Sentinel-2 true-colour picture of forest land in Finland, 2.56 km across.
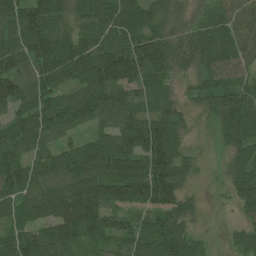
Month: July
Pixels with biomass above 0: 91%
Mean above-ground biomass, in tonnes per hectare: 87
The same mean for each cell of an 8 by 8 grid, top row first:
106 123 86 88 58 49 35 82
99 127 101 101 131 69 87 92
101 92 98 129 80 36 47 63
86 118 117 104 47 52 46 128
99 67 50 105 128 67 5 69
102 96 126 141 141 98 7 67
69 129 205 106 83 84 13 50
110 105 86 90 99 115 30 55
